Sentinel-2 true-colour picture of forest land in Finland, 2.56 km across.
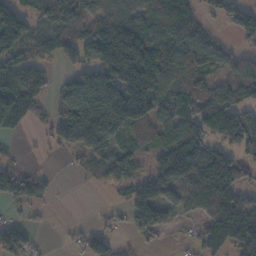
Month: November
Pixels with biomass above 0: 69%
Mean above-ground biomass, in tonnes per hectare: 94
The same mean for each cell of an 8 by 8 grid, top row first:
116 79 74 89 111 105 35 100
107 56 114 248 183 133 83 31
124 60 107 176 219 85 62 94
157 37 183 215 132 93 105 90
5 29 136 87 44 138 96 87
113 36 18 64 67 169 205 79
37 19 0 19 118 56 115 146
136 4 42 57 26 8 121 140
